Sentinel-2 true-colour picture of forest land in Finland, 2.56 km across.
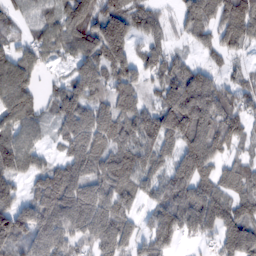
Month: February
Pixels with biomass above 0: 86%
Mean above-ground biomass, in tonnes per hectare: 96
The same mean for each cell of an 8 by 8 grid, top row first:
43 51 145 122 89 37 98 158
56 70 93 149 61 29 53 61
146 22 118 92 63 115 104 53
118 48 117 104 101 163 148 91
101 31 116 104 124 99 160 70
75 89 108 121 94 99 91 104
106 134 153 118 46 136 141 101
111 117 77 110 62 61 40 138
